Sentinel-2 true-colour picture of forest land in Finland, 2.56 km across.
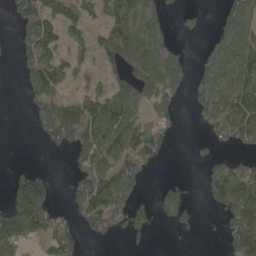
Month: May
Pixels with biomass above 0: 54%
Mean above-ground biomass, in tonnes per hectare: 74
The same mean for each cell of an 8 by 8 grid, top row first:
79 111 82 107 114 17 6 96
47 107 42 145 158 74 47 123
14 148 25 51 161 104 81 98
0 73 101 116 59 35 103 102
0 44 108 105 144 10 14 46
46 43 98 106 64 9 53 121
126 90 91 141 40 90 21 121
132 58 37 28 16 3 1 100
